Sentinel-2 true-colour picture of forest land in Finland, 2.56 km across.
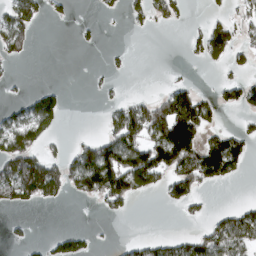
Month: March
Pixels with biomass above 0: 35%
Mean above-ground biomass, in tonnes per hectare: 50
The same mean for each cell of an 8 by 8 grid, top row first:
79 24 1 10 38 39 19 35
64 0 8 6 0 0 90 42
8 0 0 14 0 11 1 30
30 104 0 40 95 172 59 27
105 40 33 86 102 209 92 69
128 147 126 183 126 111 105 27
45 11 1 42 0 28 11 26
13 21 43 3 22 33 81 83
